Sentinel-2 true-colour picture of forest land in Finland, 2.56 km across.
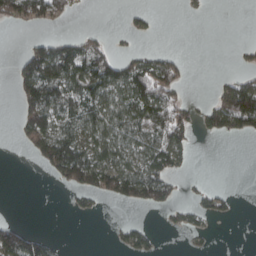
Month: March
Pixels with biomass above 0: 39%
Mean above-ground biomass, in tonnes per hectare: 48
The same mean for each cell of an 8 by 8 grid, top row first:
87 85 6 0 23 0 3 0
3 87 84 39 12 7 0 13
44 146 119 107 115 83 2 50
23 137 95 89 91 72 52 181
8 127 120 86 79 72 0 1
0 18 126 111 95 36 4 0
0 0 15 4 27 32 43 4
104 32 0 9 38 0 10 0
